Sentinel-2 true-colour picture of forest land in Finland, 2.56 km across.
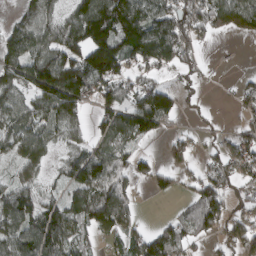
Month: March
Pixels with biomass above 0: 71%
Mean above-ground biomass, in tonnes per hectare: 81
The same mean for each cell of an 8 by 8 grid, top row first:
27 84 101 167 123 122 130 98
127 117 121 178 173 151 15 0
105 214 158 109 58 20 12 17
93 114 77 77 139 69 7 29
75 73 42 59 31 42 16 62
35 27 99 105 40 40 60 64
118 82 100 140 8 18 140 36
111 149 60 33 75 96 42 68
